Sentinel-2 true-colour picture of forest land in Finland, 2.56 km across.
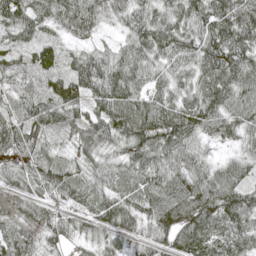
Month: May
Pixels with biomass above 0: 97%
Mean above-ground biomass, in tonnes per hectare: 78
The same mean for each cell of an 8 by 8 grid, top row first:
97 71 121 59 82 83 95 129
72 64 43 44 87 89 101 109
42 54 99 105 62 65 82 93
57 82 73 112 106 99 103 101
88 52 57 62 98 101 40 51
61 69 62 60 83 91 82 65
33 53 54 91 88 131 113 112
91 50 46 57 48 91 84 78
